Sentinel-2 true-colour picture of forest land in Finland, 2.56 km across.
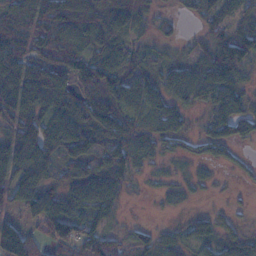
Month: November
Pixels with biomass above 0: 78%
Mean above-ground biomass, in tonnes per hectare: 60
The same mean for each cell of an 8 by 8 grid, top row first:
86 95 100 91 43 15 44 65
84 76 76 69 33 22 64 100
96 110 84 89 47 51 87 46
120 76 91 109 58 56 45 71
81 86 112 83 49 33 53 35
54 47 68 68 13 10 11 8
35 67 47 39 1 8 8 7
135 57 98 51 34 34 34 40
